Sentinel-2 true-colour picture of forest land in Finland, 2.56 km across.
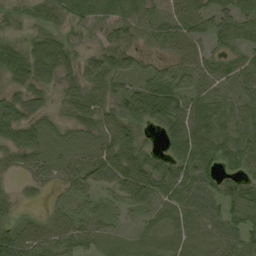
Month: September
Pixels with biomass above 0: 88%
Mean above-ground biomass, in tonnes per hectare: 51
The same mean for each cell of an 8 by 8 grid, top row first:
34 44 50 61 56 59 56 59
56 78 36 57 27 53 35 51
42 43 53 69 46 56 45 52
51 29 54 56 87 73 78 65
51 35 28 71 48 69 87 74
14 27 55 59 83 70 58 54
24 19 26 20 34 57 48 74
80 52 47 21 30 33 28 60
